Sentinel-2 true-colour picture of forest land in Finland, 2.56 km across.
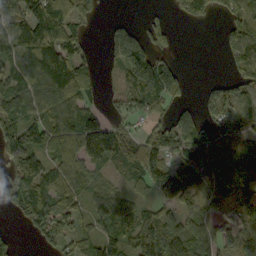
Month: September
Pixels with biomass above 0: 73%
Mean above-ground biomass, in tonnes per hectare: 81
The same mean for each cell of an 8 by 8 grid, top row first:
134 180 73 9 18 18 38 80
82 141 63 71 122 22 0 109
98 145 99 16 166 90 10 66
86 94 118 30 52 44 45 74
117 98 127 156 105 105 110 78
98 100 78 37 108 123 75 92
58 109 59 94 51 66 61 82
27 56 65 72 150 105 69 88
